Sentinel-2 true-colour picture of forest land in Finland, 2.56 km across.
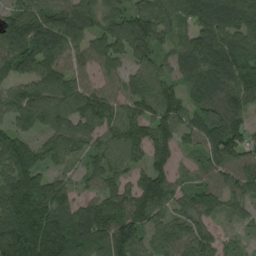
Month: August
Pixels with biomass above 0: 88%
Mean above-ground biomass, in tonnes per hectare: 105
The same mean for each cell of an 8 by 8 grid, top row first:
81 111 108 82 112 93 114 121
128 131 87 99 106 65 130 139
84 128 89 79 92 55 103 122
122 170 134 98 82 93 98 81
139 87 69 105 100 89 87 104
172 85 50 84 94 60 56 98
183 172 96 107 143 79 92 53
213 210 137 144 88 97 71 21
